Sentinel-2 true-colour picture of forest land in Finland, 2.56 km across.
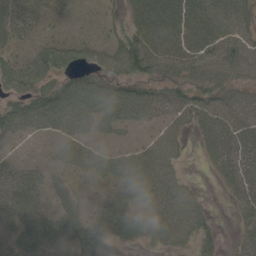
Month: May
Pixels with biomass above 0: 80%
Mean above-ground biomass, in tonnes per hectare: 48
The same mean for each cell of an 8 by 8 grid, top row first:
40 27 9 17 56 56 58 58
27 48 45 46 67 49 56 55
68 57 54 54 53 50 57 51
61 86 75 77 69 52 65 62
30 31 49 37 36 34 46 70
54 41 37 45 62 34 9 67
67 45 36 51 48 61 15 34
50 60 56 47 36 44 26 26
